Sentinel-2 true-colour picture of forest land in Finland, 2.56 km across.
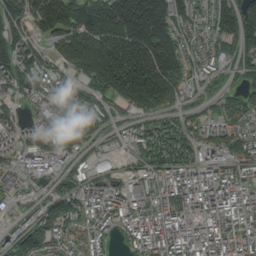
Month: August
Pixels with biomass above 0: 82%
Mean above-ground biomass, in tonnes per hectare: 109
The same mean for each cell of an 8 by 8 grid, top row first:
122 222 169 220 288 154 72 181
143 71 276 258 295 195 60 121
102 91 79 228 277 169 41 48
58 84 102 51 88 59 31 100
65 96 74 33 71 108 71 112
75 78 56 38 60 85 72 69
33 85 85 71 83 102 114 111
100 94 60 28 73 120 107 85
